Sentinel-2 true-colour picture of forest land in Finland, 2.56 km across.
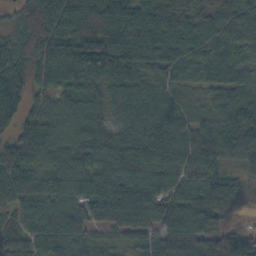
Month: October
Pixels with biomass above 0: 95%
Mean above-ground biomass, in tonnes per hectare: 99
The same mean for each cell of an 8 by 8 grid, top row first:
42 137 154 159 126 99 66 90
82 115 151 136 109 86 74 73
83 86 107 106 90 72 74 76
67 93 89 90 123 93 65 122
88 103 97 109 129 108 112 121
119 107 96 102 96 92 86 47
87 99 99 139 128 118 127 29
76 101 84 33 70 152 127 143
